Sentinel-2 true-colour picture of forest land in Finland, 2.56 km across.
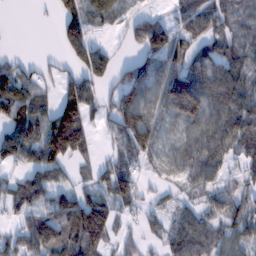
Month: February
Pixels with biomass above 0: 73%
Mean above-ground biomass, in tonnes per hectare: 72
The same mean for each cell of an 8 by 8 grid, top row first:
0 6 89 47 45 49 79 49
1 0 104 31 96 69 68 64
94 31 75 61 121 148 106 81
98 58 118 71 106 90 98 98
143 139 129 25 109 36 92 89
48 84 25 83 27 33 65 40
69 96 134 85 37 43 51 50
56 125 126 47 35 80 81 55
